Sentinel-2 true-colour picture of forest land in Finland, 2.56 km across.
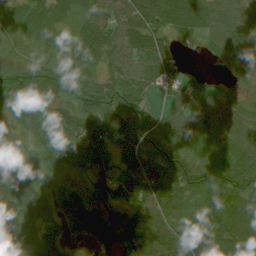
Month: July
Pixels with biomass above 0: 88%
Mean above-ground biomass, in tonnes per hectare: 45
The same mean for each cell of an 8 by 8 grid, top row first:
40 42 43 59 68 57 45 39
13 13 34 58 65 37 27 23
49 37 37 41 52 37 15 11
30 41 43 60 37 39 47 42
13 45 66 49 59 38 39 49
46 25 23 49 76 77 55 69
55 34 51 31 62 46 65 59
28 43 19 47 67 68 74 55
